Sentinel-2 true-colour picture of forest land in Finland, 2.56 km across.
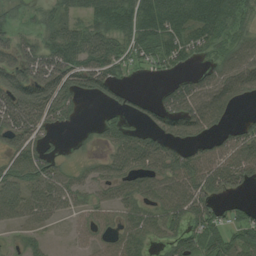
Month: August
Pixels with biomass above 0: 72%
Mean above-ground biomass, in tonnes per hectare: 59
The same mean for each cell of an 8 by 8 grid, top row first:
24 37 41 89 104 88 102 60
63 81 102 73 64 61 47 66
112 127 94 67 5 31 65 89
128 102 15 22 24 83 90 15
52 32 8 46 66 54 37 62
64 77 29 48 54 73 77 66
46 58 33 38 54 78 81 26
14 15 16 37 48 58 72 61
